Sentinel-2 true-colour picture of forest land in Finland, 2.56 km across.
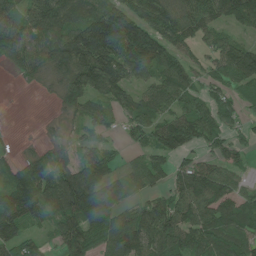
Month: June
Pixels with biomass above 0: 82%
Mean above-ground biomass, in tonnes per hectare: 87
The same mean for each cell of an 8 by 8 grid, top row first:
90 146 105 124 106 109 94 101
97 117 164 162 174 80 42 69
21 61 160 148 63 103 51 68
0 3 64 55 74 75 72 43
20 36 45 28 54 109 57 45
82 117 121 54 68 64 98 42
141 104 153 91 79 104 106 84
97 32 121 143 134 100 99 70
